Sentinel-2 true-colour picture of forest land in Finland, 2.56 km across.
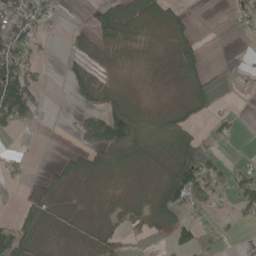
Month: May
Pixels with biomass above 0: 49%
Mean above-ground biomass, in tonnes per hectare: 37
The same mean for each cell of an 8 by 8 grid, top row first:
85 31 0 67 48 36 0 34
78 4 27 42 15 37 9 0
123 13 52 6 0 12 25 7
129 10 32 80 14 35 33 5
1 0 35 173 38 76 59 4
16 23 37 21 6 127 115 57
13 43 3 13 24 101 38 39
77 15 15 37 18 45 15 21
